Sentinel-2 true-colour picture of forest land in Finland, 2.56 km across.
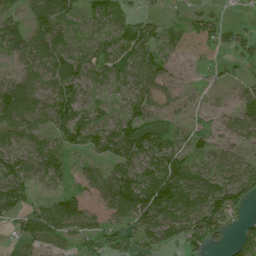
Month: July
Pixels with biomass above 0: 76%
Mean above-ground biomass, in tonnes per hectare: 61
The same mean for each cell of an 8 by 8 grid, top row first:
46 95 35 42 23 9 39 8
71 100 38 58 62 23 28 49
52 63 80 45 57 24 12 32
111 82 72 37 65 29 33 65
59 61 56 85 108 50 47 56
92 68 48 81 101 116 68 76
72 73 62 79 144 108 107 47
44 80 52 61 62 73 66 32
